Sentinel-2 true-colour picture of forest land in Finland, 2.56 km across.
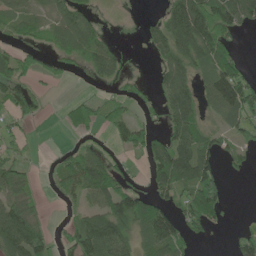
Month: June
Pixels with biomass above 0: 60%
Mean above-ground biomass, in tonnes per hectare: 61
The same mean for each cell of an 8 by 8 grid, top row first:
64 41 77 4 8 115 135 93
47 30 94 38 19 101 113 16
65 33 5 37 13 87 71 105
63 12 58 68 17 98 39 106
35 1 22 28 67 97 68 40
77 14 105 78 29 129 96 10
80 11 35 108 79 60 120 0
117 63 118 123 62 94 13 38
